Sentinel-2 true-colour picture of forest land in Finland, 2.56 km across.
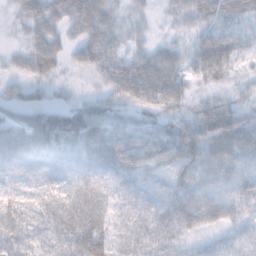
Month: November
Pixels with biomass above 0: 92%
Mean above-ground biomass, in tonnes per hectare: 38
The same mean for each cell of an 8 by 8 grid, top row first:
21 46 57 31 16 26 36 34
11 37 41 32 21 27 52 28
23 24 8 34 59 42 23 17
33 46 51 29 24 32 48 43
68 67 67 81 58 72 79 82
23 33 32 41 33 39 35 36
30 28 46 23 29 50 47 29
28 26 45 29 29 31 17 23
